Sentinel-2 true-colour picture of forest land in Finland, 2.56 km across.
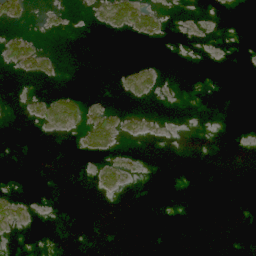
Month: June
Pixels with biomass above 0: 11%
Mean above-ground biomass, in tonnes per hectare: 10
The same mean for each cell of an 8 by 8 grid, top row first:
37 12 1 66 73 1 2 0
61 12 0 0 1 0 1 0
6 19 0 3 35 1 0 0
1 46 45 36 13 0 0 0
0 0 22 38 6 0 0 0
0 0 0 44 2 0 0 0
35 0 0 0 0 0 0 0
4 0 0 0 0 0 0 0
